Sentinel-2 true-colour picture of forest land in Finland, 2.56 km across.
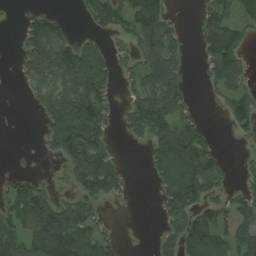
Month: August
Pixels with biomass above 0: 60%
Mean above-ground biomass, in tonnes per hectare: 64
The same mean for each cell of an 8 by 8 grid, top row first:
3 52 15 87 129 14 63 68
12 122 67 35 78 56 89 78
11 75 85 34 73 79 38 65
0 71 136 38 106 81 3 85
2 43 136 38 29 137 66 6
25 12 92 100 8 109 148 19
85 106 89 7 0 99 69 64
106 151 120 39 1 76 95 78
